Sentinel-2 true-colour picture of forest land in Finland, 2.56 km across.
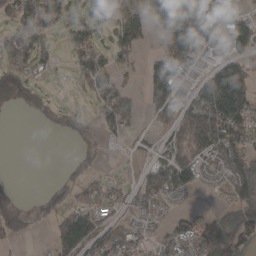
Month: March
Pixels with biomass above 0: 62%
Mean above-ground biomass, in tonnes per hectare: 72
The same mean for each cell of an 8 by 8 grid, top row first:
109 104 63 54 93 227 142 47
121 64 69 66 28 192 83 92
89 21 54 112 68 145 106 165
7 57 45 123 62 67 141 130
0 0 22 15 18 59 110 95
2 3 60 19 42 136 30 120
47 40 96 53 54 16 9 55
36 29 142 91 39 75 54 110
